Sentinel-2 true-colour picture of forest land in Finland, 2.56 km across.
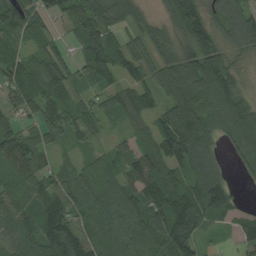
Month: August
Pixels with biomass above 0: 89%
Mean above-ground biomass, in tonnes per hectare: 92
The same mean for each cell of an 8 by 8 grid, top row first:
97 68 88 104 63 120 92 120
61 64 65 96 83 100 133 80
92 132 68 56 74 149 166 68
57 86 70 44 67 149 93 139
135 58 37 37 62 173 83 104
92 78 72 82 133 88 110 22
68 125 83 104 128 148 108 35
79 119 139 91 106 167 23 51
